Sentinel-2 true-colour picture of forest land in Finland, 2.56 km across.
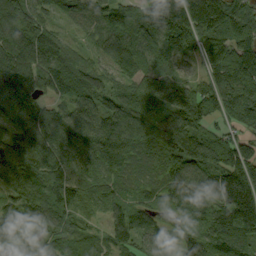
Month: September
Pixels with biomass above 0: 95%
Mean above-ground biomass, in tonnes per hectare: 113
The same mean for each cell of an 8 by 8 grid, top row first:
140 96 84 100 115 80 31 148
135 126 49 96 97 140 115 130
127 136 82 85 114 76 83 149
80 72 102 74 111 148 158 177
116 138 112 127 94 139 146 129
122 140 110 93 66 120 150 228
114 114 79 69 94 112 139 266
126 92 65 81 100 93 122 94
